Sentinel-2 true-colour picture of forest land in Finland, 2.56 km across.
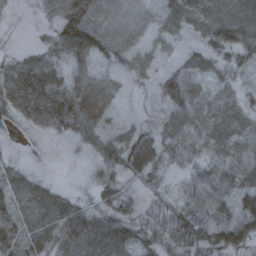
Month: October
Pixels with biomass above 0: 92%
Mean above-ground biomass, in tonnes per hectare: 48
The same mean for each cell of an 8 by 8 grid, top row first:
7 27 70 59 41 51 59 66
11 39 86 65 35 25 51 56
78 66 54 41 21 64 66 29
51 87 90 48 16 54 49 40
6 8 23 61 63 50 51 45
46 13 6 38 42 23 37 46
58 67 45 65 29 39 44 42
63 68 91 104 42 42 44 41
